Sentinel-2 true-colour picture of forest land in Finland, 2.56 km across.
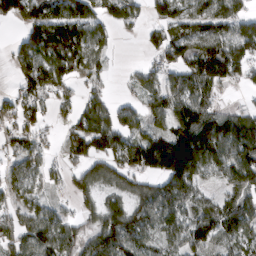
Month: March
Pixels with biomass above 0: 74%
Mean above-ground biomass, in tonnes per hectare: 90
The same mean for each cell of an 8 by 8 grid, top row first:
95 142 152 88 50 111 122 100
53 176 141 45 28 118 133 138
42 122 56 22 51 73 137 48
55 51 75 76 63 123 109 51
52 20 91 119 122 195 193 170
53 43 59 76 83 169 64 116
52 55 30 76 99 103 57 90
66 127 94 138 79 67 98 68
